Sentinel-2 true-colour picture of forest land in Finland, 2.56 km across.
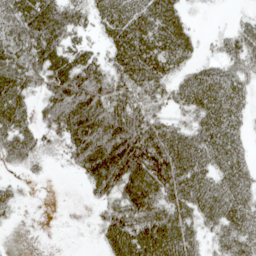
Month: May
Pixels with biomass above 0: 80%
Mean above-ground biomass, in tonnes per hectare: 66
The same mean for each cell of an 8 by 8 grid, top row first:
80 99 50 71 80 63 2 7
79 98 49 60 101 87 10 66
76 74 101 75 96 50 72 59
70 61 118 106 80 35 81 51
74 47 93 114 124 94 83 46
11 9 28 106 121 108 72 64
20 0 1 64 109 84 79 77
0 0 2 76 109 103 42 83
